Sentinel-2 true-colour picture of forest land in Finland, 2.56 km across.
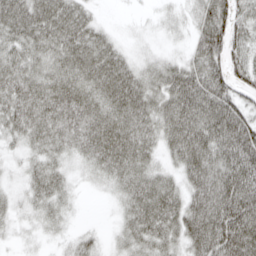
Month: April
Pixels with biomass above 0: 89%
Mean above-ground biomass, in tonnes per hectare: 51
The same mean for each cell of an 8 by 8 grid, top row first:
63 62 44 3 6 19 72 56
53 57 59 42 15 12 75 46
60 56 60 67 50 67 76 46
56 54 58 62 57 74 81 60
30 45 47 69 53 62 82 89
18 51 20 45 56 36 76 88
26 43 9 12 63 57 78 92
14 16 30 19 53 48 76 88
